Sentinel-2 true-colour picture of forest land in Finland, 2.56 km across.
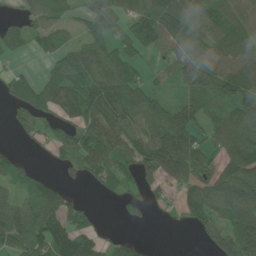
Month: June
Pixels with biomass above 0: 72%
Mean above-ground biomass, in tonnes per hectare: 85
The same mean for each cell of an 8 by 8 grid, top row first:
25 69 40 104 97 132 95 87
43 58 68 76 65 107 114 129
57 70 95 110 44 79 123 159
41 59 105 125 102 112 114 122
13 31 87 110 114 199 65 126
70 31 40 73 83 125 94 111
88 122 62 3 41 26 119 139
117 156 111 26 14 0 59 155
